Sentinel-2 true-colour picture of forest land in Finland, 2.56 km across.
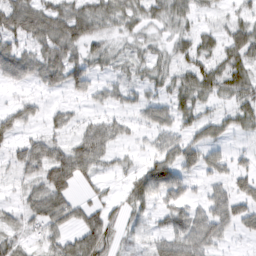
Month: March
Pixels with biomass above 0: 73%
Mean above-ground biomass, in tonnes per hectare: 43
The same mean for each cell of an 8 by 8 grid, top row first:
91 79 65 22 23 33 16 34
65 74 49 11 10 35 43 79
37 26 21 27 22 40 71 72
54 27 17 27 34 57 29 56
41 29 58 42 17 56 55 13
20 54 35 23 74 75 32 40
24 77 42 32 44 60 53 63
37 29 45 40 21 70 67 14
